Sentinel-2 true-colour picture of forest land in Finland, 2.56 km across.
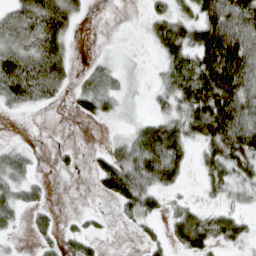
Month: April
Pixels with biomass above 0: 61%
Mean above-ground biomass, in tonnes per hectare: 59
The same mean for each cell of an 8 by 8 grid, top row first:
68 105 28 0 21 70 113 126
79 89 2 3 5 99 156 153
123 96 28 43 6 89 164 159
18 6 31 29 11 66 147 152
19 1 5 30 121 114 82 131
55 7 4 109 95 63 56 59
54 24 5 11 76 33 34 30
8 27 48 4 25 41 71 44
